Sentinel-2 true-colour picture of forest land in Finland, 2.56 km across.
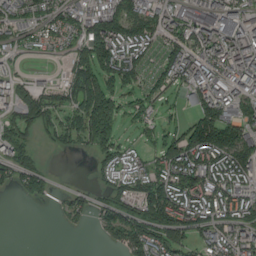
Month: August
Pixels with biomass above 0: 73%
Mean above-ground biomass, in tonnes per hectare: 97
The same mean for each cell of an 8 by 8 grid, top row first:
86 89 97 156 136 100 127 103
62 46 96 182 114 115 102 139
66 21 117 149 72 89 150 139
96 107 100 150 90 29 152 116
104 27 53 105 43 151 217 159
96 67 3 72 106 140 150 127
1 5 62 92 143 169 121 109
0 0 0 51 150 112 84 122
